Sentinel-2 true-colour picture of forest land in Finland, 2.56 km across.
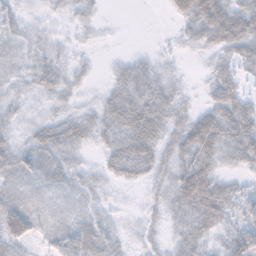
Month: November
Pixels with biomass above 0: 84%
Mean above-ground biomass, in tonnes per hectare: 29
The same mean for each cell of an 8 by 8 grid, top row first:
19 12 18 1 0 29 77 63
16 18 9 2 3 8 28 56
16 30 17 19 39 14 16 35
21 18 17 38 44 27 34 49
27 45 22 30 41 38 58 50
34 36 19 20 22 42 53 15
46 20 16 11 13 31 61 34
56 22 40 23 17 22 25 61
